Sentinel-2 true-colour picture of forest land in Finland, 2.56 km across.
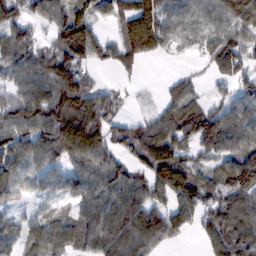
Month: February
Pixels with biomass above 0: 81%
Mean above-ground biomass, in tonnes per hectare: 85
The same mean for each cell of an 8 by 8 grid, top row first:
72 55 63 70 138 62 64 116
89 63 147 64 125 40 74 108
71 94 99 13 10 41 26 83
94 113 134 60 23 87 92 60
103 117 132 87 158 127 108 82
61 63 72 90 89 158 67 139
33 29 68 98 117 107 106 106
48 86 76 108 117 33 71 120
